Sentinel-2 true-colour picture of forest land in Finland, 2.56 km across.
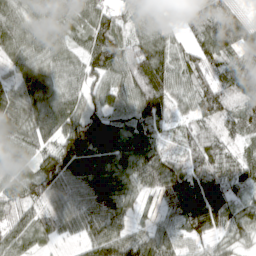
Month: April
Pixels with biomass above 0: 92%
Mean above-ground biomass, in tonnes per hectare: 76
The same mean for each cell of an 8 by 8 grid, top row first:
61 63 60 55 71 15 91 46
67 62 50 116 96 50 77 77
59 71 65 62 141 72 60 82
79 87 86 63 124 55 79 65
83 60 139 97 110 34 66 42
68 121 112 94 92 93 103 65
65 70 109 105 28 98 160 65
74 38 48 100 75 71 55 48
